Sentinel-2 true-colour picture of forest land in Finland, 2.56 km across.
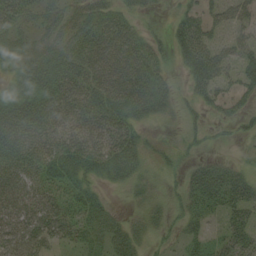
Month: August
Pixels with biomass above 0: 75%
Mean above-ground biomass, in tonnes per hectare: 33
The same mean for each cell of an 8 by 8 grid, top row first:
40 33 31 35 12 15 27 33
30 34 38 47 37 30 45 38
27 46 48 51 48 10 50 34
58 48 43 52 31 21 16 23
55 42 45 43 20 9 10 6
46 40 35 24 22 12 39 28
50 56 41 15 23 19 27 41
57 38 27 34 22 15 24 42
